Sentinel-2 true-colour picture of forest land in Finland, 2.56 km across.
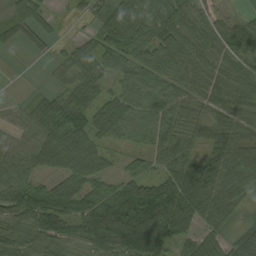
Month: September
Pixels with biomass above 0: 88%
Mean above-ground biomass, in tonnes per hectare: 61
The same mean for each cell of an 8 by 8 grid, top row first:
57 33 21 68 92 86 45 21
17 19 38 68 80 67 57 46
0 9 59 44 64 60 61 59
24 75 82 66 50 71 53 62
44 82 80 36 32 77 50 64
76 41 70 33 47 96 91 61
81 81 60 89 135 123 64 38
69 72 58 99 149 69 41 63
